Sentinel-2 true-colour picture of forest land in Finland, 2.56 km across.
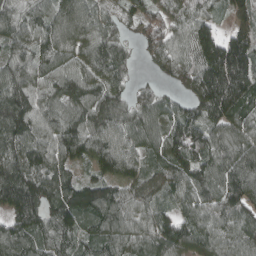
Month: April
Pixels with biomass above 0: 94%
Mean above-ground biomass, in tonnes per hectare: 120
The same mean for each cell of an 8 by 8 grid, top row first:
103 129 194 55 90 81 67 88
87 142 146 118 67 93 169 174
119 103 124 115 15 57 200 226
189 106 120 142 100 93 149 140
133 104 161 128 97 146 154 121
182 136 61 110 92 119 139 148
160 116 146 133 83 64 111 126
128 111 87 102 99 150 104 105
